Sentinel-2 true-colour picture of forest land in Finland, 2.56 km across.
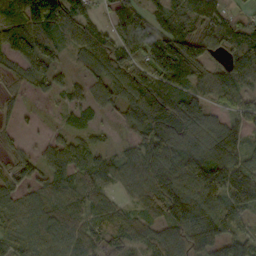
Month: October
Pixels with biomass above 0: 85%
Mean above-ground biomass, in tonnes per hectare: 79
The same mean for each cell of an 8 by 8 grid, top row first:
67 140 83 58 66 66 84 31
98 91 83 105 93 140 82 114
29 57 32 90 90 105 73 90
27 9 41 32 138 126 76 56
19 32 46 23 93 123 101 70
49 55 76 58 96 135 195 133
68 74 72 56 55 147 108 123
64 89 68 63 56 99 75 78
